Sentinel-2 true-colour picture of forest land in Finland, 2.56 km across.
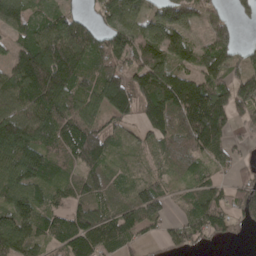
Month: April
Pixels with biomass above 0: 83%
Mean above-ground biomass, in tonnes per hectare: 94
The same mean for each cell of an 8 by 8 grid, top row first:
113 69 41 95 76 129 74 36
67 159 146 117 109 94 88 45
127 213 103 131 142 113 98 103
118 124 95 94 106 122 199 76
153 104 165 72 40 86 121 27
123 96 81 57 43 43 54 47
109 81 90 78 133 26 118 87
125 81 144 105 33 44 44 13
